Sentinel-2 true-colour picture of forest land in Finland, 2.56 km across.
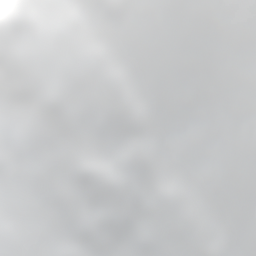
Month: October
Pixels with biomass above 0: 58%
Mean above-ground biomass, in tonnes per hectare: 49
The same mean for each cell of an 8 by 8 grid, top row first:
142 48 53 19 45 2 0 4
111 73 45 29 0 0 0 0
104 41 44 34 10 0 0 4
53 72 79 30 29 0 8 4
90 63 70 78 82 15 11 25
73 99 136 134 104 53 43 0
8 25 65 50 112 99 71 0
55 31 74 74 118 65 92 42
